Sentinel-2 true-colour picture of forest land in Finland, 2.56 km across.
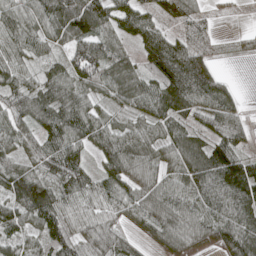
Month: May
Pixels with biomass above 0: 90%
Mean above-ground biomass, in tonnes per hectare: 77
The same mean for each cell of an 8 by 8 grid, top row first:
77 97 133 82 74 72 23 5
71 51 110 82 79 93 35 12
63 72 90 87 69 150 121 7
78 95 96 41 59 97 93 49
61 80 74 84 79 83 87 65
97 84 93 88 74 62 114 131
75 116 70 63 83 89 79 96
53 53 65 80 37 85 60 123
